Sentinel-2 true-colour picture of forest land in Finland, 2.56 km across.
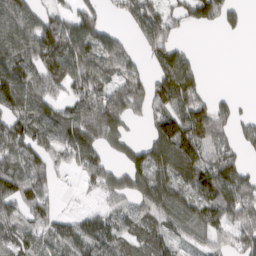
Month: March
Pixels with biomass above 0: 73%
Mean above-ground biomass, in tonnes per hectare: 85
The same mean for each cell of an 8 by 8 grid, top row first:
126 66 94 15 108 47 85 36
126 173 124 77 62 70 0 0
145 112 88 72 61 198 16 0
117 110 105 118 40 131 104 27
112 104 126 52 60 160 120 51
106 68 41 66 99 129 140 94
78 65 13 46 84 106 112 124
80 76 97 88 83 50 57 70
